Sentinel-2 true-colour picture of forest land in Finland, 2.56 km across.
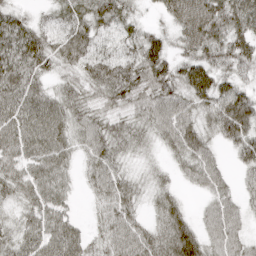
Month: April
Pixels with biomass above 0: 90%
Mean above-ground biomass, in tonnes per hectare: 50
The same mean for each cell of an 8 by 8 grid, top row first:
46 28 52 60 15 44 78 78
75 58 63 40 68 30 66 57
64 34 39 72 57 56 70 37
64 76 44 36 44 60 50 78
73 74 36 53 28 57 42 57
57 68 21 54 21 22 50 22
31 68 8 47 24 43 29 35
47 72 50 48 58 90 45 40
